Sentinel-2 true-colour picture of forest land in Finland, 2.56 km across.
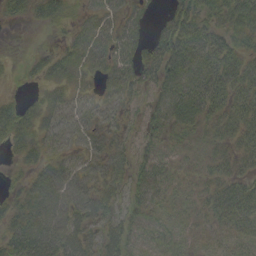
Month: September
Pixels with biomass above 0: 83%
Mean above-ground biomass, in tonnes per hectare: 37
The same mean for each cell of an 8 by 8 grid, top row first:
23 43 22 39 23 50 42 63
0 12 43 51 39 74 48 36
6 31 28 46 42 51 58 50
38 41 31 25 35 55 48 45
35 32 26 38 32 20 24 38
11 50 44 45 38 20 27 31
33 50 52 41 36 22 28 42
41 55 53 46 34 28 19 29
